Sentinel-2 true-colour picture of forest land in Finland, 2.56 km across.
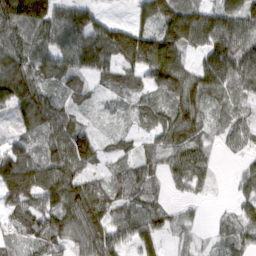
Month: March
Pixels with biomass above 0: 87%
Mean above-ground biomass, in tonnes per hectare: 87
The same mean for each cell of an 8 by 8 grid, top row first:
171 165 121 16 78 151 90 130
108 104 152 139 158 112 98 114
207 73 63 64 65 112 107 98
102 118 39 19 57 89 54 40
68 105 139 30 32 83 47 42
174 115 88 49 63 68 44 39
117 90 147 79 78 29 7 47
50 88 89 132 100 36 17 64
